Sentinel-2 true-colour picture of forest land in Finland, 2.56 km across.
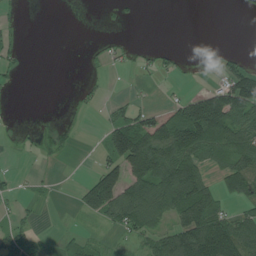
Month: July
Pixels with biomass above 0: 39%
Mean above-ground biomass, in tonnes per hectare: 52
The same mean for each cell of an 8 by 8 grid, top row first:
5 0 0 7 2 0 0 4
17 0 1 16 8 10 1 5
10 0 4 2 10 10 10 145
1 0 5 34 49 85 237 149
5 9 2 109 147 157 121 113
13 7 6 126 149 153 51 137
19 2 40 129 124 102 123 34
70 8 34 10 48 138 208 139
